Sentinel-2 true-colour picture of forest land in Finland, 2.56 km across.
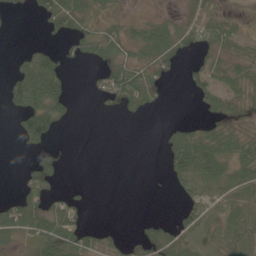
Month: June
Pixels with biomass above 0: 51%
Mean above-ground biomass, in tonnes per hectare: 32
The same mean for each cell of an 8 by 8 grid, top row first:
5 39 54 24 13 20 40 10
2 26 29 44 51 48 39 25
63 118 0 73 50 4 41 43
36 90 2 8 14 0 25 28
7 32 0 0 0 54 62 45
5 60 0 0 1 34 51 35
59 53 27 0 0 12 56 35
37 87 52 16 28 45 31 56
